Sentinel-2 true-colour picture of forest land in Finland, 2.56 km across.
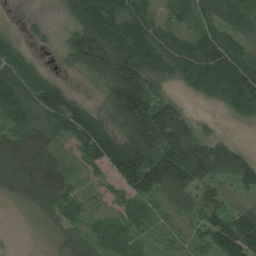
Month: July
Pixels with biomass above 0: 88%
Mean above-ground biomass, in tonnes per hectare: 91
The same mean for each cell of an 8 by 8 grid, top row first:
2 11 127 139 88 55 78 105
48 13 173 174 152 100 125 74
99 49 25 163 185 58 137 139
99 89 95 113 232 153 7 63
91 62 68 137 221 229 121 33
83 91 25 61 200 217 139 135
8 52 29 27 51 45 87 59
1 18 61 58 22 18 73 161
